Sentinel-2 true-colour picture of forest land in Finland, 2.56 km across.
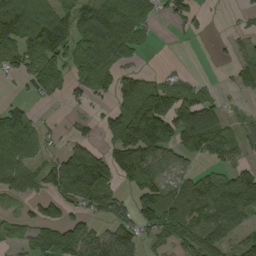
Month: August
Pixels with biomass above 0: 64%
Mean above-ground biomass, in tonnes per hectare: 71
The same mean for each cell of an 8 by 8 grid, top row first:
122 93 80 106 61 59 16 10
85 108 74 92 25 2 1 22
27 86 52 63 64 26 10 32
61 4 12 60 200 144 103 13
91 46 93 54 157 83 86 40
80 92 193 91 120 41 60 72
15 63 52 64 101 119 104 103
44 77 111 89 48 70 101 53
